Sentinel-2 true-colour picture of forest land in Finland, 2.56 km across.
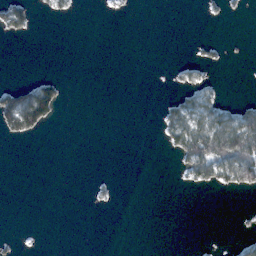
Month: February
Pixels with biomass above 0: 15%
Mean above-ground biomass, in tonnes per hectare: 15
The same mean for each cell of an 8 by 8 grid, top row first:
51 8 1 3 0 0 4 4
0 0 0 0 0 0 10 1
6 29 0 0 0 9 15 0
126 70 0 0 0 48 61 47
2 0 0 0 0 45 114 127
0 0 0 1 0 5 51 75
0 0 0 3 0 0 0 2
5 0 0 0 0 0 1 11
